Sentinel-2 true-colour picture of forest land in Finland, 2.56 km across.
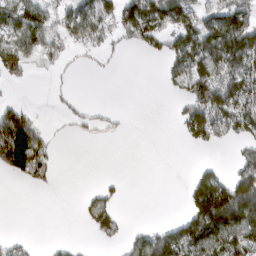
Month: March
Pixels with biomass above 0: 43%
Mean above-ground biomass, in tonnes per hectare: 63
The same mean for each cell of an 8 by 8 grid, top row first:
94 64 88 83 153 118 72 119
77 63 33 30 44 83 135 177
31 6 1 2 0 43 143 128
89 4 22 12 0 21 165 141
232 68 1 1 0 2 49 54
65 50 0 9 0 0 63 109
0 0 20 72 0 1 202 221
30 4 4 42 72 138 132 130
